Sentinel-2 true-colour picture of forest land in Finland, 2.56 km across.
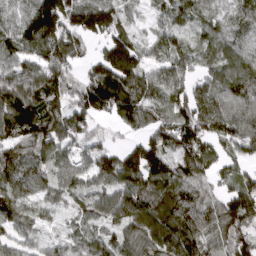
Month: March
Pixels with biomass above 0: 91%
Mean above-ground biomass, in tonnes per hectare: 107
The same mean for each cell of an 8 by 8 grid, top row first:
75 176 129 112 29 86 60 71
114 144 84 121 80 87 76 71
147 157 106 172 133 97 83 124
162 150 133 111 118 108 165 120
103 122 91 59 103 148 95 116
116 93 100 128 140 125 70 75
80 54 67 113 117 116 96 150
66 68 77 84 120 125 111 125
